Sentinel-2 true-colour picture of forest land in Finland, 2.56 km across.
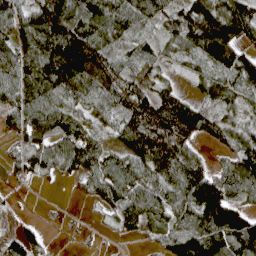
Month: April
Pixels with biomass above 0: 83%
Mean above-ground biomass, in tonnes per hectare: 77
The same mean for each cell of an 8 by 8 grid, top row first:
89 150 102 105 83 61 113 108
79 141 117 58 38 59 112 80
94 130 100 77 46 24 54 96
76 112 69 64 104 130 50 49
36 75 98 39 143 104 22 58
28 38 65 97 86 101 80 102
6 2 3 60 93 80 173 70
53 15 4 8 23 114 150 141
